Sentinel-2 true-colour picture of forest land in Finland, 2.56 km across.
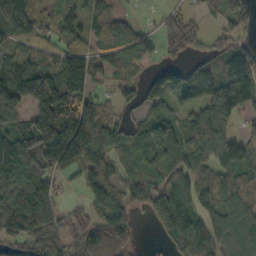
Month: October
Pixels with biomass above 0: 79%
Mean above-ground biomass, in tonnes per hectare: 98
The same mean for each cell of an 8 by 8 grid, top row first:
253 69 63 55 6 73 39 76
78 56 72 60 50 55 64 66
218 189 190 50 66 85 136 176
96 234 174 52 68 72 117 106
146 234 212 86 87 104 132 94
121 79 51 61 65 74 73 71
126 89 21 101 56 159 74 114
96 95 85 174 2 64 90 104
